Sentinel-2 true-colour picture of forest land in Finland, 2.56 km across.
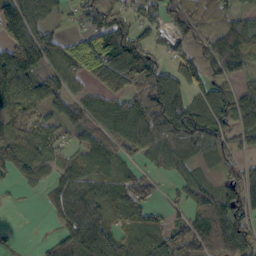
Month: October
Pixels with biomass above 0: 80%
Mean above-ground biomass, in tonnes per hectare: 75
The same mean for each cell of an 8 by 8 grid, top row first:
123 54 44 78 62 80 61 51
136 93 102 122 76 33 69 122
127 77 58 93 109 98 65 50
74 44 65 99 118 123 84 82
61 67 41 77 87 86 75 42
40 40 76 60 45 43 29 70
5 39 129 85 63 31 92 115
13 25 152 86 67 76 88 116
